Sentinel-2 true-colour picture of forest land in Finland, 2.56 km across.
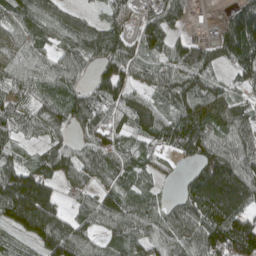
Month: April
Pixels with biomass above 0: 88%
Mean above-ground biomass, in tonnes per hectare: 89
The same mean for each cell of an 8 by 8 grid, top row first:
91 98 59 62 47 69 5 156
74 62 98 111 71 79 71 157
84 71 52 126 67 121 87 64
72 86 96 89 112 99 104 77
46 70 54 75 61 89 113 95
119 97 70 75 52 22 163 144
153 138 48 96 84 78 134 98
46 113 93 65 88 97 126 186
